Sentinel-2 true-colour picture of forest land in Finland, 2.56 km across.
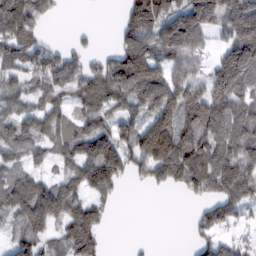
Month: February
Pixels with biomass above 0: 73%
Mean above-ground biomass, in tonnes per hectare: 85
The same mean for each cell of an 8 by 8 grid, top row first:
135 46 0 1 154 119 173 185
93 49 24 30 129 135 52 184
54 88 86 119 146 110 116 180
77 77 59 68 80 144 146 116
81 53 83 107 174 179 116 103
55 36 86 104 55 86 112 112
92 123 77 17 0 0 52 60
62 53 100 2 3 0 45 28
